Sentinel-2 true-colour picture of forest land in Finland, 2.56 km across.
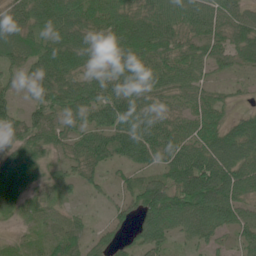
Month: June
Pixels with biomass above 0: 87%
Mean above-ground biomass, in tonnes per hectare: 70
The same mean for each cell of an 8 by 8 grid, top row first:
71 85 90 103 95 88 80 67
89 80 90 92 112 86 69 76
29 90 79 89 97 73 36 18
43 75 84 91 84 53 65 26
69 56 61 82 94 81 84 96
91 29 47 19 49 87 139 95
42 38 14 32 105 103 111 72
19 40 59 38 72 35 50 39
